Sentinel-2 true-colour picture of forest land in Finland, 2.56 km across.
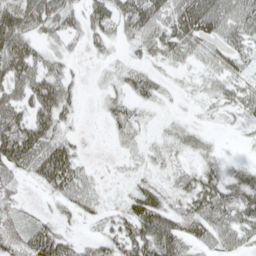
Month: May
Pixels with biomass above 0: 75%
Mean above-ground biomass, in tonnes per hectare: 40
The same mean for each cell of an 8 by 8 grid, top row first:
54 52 35 58 71 60 93 60
71 25 12 19 33 52 34 45
73 60 10 18 39 11 28 35
61 59 13 30 15 7 17 34
95 60 13 7 20 26 15 7
35 61 37 6 20 25 37 35
35 10 32 20 57 36 63 59
64 77 20 46 79 66 43 41
